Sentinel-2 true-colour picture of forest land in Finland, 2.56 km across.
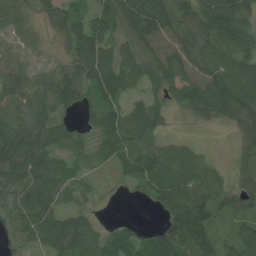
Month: July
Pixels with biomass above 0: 86%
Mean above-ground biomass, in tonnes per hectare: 63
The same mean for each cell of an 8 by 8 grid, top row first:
49 41 45 87 132 92 110 92
28 15 99 54 63 79 73 80
65 54 82 85 50 63 89 99
61 61 41 52 77 23 64 87
114 78 42 49 52 34 6 32
74 86 19 12 60 79 77 41
53 83 40 2 6 99 95 50
29 74 99 50 46 129 81 67
